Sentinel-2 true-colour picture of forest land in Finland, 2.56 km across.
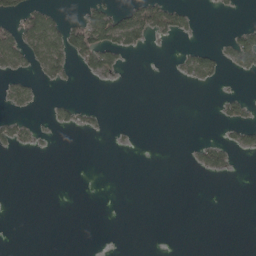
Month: May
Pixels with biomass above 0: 16%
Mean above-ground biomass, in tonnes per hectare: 13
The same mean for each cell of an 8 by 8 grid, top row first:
34 41 22 57 61 40 1 2
61 76 64 53 14 4 13 59
23 19 5 11 0 7 25 5
14 5 19 1 0 0 0 22
25 2 0 2 0 0 25 23
0 0 0 0 0 0 12 1
0 0 0 0 0 0 0 0
0 0 0 0 0 0 0 0
